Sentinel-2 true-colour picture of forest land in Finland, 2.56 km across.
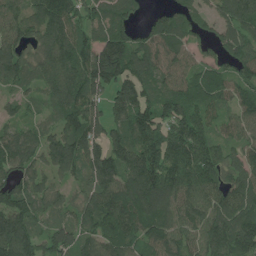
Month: July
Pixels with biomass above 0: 91%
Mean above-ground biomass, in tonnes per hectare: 118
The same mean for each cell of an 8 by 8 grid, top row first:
115 157 105 127 38 94 56 136
118 117 124 192 107 108 42 99
92 106 139 173 130 98 98 95
49 46 133 111 135 130 89 82
134 97 147 138 167 155 129 89
108 69 83 162 202 157 141 119
154 79 88 142 161 122 118 132
209 90 98 127 102 110 130 167
